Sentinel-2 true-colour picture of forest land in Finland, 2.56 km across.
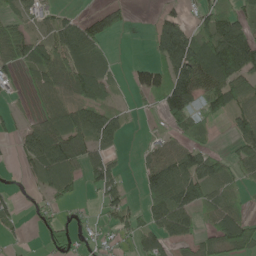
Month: May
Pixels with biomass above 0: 62%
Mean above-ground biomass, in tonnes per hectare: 62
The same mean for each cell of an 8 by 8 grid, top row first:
22 37 38 49 1 48 64 65
72 77 117 16 3 167 130 181
25 74 93 34 61 138 128 103
15 73 85 56 10 94 57 70
29 144 73 46 19 67 28 57
3 60 49 68 58 143 99 39
22 33 10 51 47 125 57 41
11 40 32 24 63 59 43 93
